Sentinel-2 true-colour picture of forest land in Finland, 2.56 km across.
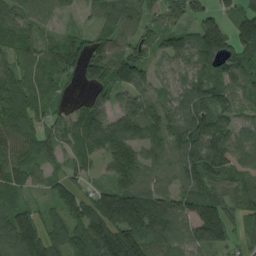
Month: August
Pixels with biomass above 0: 89%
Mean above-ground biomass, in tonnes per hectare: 91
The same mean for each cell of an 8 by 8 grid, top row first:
86 68 23 84 56 68 72 99
65 59 81 81 57 93 142 98
89 63 57 117 86 66 97 86
93 52 59 74 106 94 109 59
89 72 88 117 98 96 139 93
91 60 46 70 76 86 115 78
86 43 109 177 187 131 137 56
140 137 129 167 141 94 127 41
